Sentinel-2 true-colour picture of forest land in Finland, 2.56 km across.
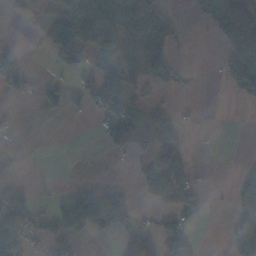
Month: November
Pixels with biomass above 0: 39%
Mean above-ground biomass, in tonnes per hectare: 50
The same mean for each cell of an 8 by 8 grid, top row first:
9 65 124 97 168 17 83 95
20 39 125 93 145 40 0 134
79 10 37 84 40 25 0 85
7 26 18 90 42 15 0 1
2 0 0 42 48 36 1 0
0 0 0 1 51 93 2 20
177 16 176 144 11 59 12 44
136 70 35 16 60 57 0 54
